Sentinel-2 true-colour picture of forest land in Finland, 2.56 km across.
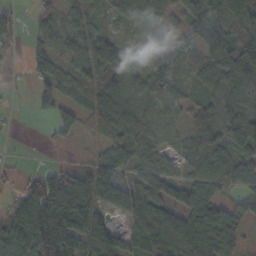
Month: October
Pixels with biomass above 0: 81%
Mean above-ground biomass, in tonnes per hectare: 70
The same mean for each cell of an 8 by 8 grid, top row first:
35 44 54 35 62 47 76 37
33 71 90 83 14 46 56 91
5 68 80 68 67 38 69 83
6 51 81 99 101 62 68 89
2 15 20 69 72 42 127 131
20 66 78 69 73 30 114 125
72 154 134 59 108 62 82 51
84 117 94 92 96 111 129 44
